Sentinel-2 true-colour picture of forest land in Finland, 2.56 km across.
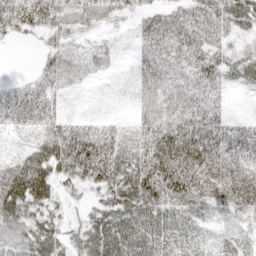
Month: April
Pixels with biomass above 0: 89%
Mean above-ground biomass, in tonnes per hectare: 52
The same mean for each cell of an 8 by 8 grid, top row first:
91 82 60 38 34 55 74 55
6 35 22 18 37 59 60 23
15 48 21 7 31 35 55 31
64 48 8 6 30 42 52 4
12 59 116 69 55 96 72 49
82 69 79 99 109 121 98 61
74 46 18 73 85 64 51 64
59 62 45 88 67 34 15 21
